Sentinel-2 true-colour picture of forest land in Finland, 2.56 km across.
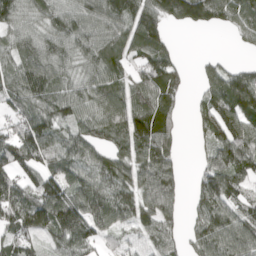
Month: April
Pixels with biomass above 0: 82%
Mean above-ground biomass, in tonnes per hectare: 83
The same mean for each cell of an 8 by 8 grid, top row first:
86 85 104 110 97 105 108 84
82 102 96 94 89 23 1 13
95 106 76 76 89 60 61 94
66 87 74 91 102 46 76 101
104 103 92 62 112 45 50 107
73 102 89 99 108 77 69 78
105 136 117 100 91 56 87 76
75 54 107 37 45 45 113 120
